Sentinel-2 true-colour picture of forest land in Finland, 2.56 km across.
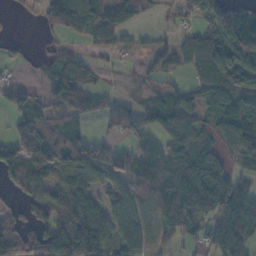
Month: November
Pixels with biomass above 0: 70%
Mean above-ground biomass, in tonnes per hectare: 56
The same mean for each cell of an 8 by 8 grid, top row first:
4 62 100 56 17 20 56 93
13 13 15 28 16 46 114 144
11 37 69 5 19 15 87 84
48 45 59 42 56 78 55 89
46 78 56 22 27 79 41 79
36 55 81 38 66 105 113 36
22 58 83 46 43 124 86 60
71 57 96 54 44 35 47 94
